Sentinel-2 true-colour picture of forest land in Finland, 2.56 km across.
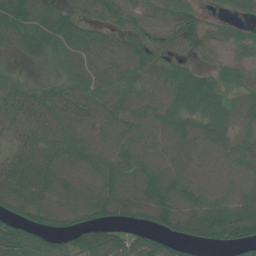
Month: July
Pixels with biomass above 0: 88%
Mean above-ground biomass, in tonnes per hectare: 55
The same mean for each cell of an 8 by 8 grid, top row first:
72 60 41 45 41 74 26 40
33 52 59 49 58 51 51 47
26 25 56 52 47 62 49 48
39 53 69 49 47 58 67 53
30 51 57 46 42 51 55 52
63 65 46 55 52 55 44 47
62 68 59 70 68 76 66 76
107 66 72 75 57 68 59 68
